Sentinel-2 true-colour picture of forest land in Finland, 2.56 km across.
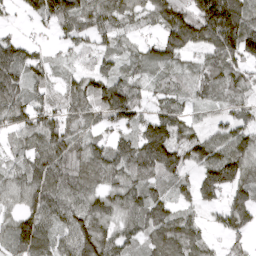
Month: April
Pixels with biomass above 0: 87%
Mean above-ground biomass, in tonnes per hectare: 86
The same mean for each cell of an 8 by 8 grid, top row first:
20 96 117 90 58 148 222 171
82 23 51 49 44 109 99 155
93 54 65 88 49 53 86 82
97 91 74 112 56 74 31 56
45 123 86 78 125 103 93 106
71 129 100 95 85 66 88 102
50 99 105 92 109 56 38 97
85 69 114 102 65 122 43 42
